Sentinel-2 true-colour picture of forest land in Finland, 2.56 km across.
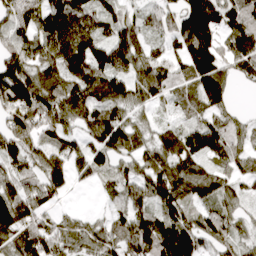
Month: April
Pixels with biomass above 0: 86%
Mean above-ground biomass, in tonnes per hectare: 88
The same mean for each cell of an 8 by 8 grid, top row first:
84 118 104 62 53 86 180 94
88 88 125 139 70 78 151 105
132 80 100 116 105 71 134 41
124 114 91 94 38 37 78 23
99 62 56 123 59 86 125 58
78 103 47 61 75 102 82 68
141 58 12 38 86 97 71 44
94 118 74 71 143 174 82 55
